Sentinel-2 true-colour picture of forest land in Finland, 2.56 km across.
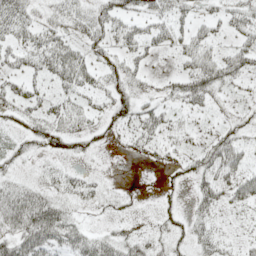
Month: May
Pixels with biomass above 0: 61%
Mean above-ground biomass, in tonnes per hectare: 28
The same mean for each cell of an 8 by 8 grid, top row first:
44 16 27 44 39 36 18 37
32 43 24 29 38 26 33 38
26 29 37 24 17 22 55 23
22 25 26 31 37 20 17 16
20 25 21 8 22 17 22 32
16 21 20 4 1 10 40 42
66 62 17 13 4 14 29 25
45 54 45 38 24 21 29 14
